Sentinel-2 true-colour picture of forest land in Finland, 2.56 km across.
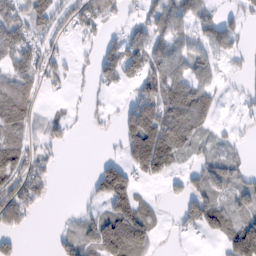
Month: February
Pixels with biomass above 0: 59%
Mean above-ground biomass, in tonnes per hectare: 54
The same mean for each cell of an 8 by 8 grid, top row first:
69 74 52 22 33 69 49 34
93 37 13 43 62 63 66 27
81 35 10 44 56 78 51 12
124 17 7 13 114 108 74 10
71 41 2 3 177 118 30 18
81 33 0 138 60 36 66 48
80 8 13 99 61 15 92 50
30 5 55 141 96 5 15 139
